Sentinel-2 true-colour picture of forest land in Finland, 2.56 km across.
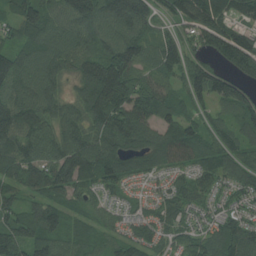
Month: July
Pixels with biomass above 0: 94%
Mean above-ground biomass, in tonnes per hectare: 110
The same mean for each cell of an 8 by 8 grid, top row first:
99 129 166 148 153 123 175 82
90 105 103 142 114 120 115 173
132 105 105 226 94 79 161 110
152 101 97 193 139 107 73 121
137 103 120 141 127 148 112 96
107 137 126 101 60 58 92 103
84 100 59 45 41 75 51 67
126 110 73 62 78 59 96 139
